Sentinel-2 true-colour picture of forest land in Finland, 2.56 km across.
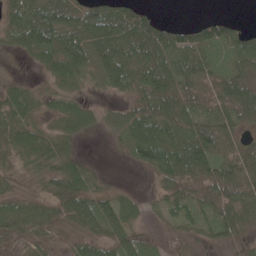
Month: May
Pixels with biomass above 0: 80%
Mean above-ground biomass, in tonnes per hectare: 47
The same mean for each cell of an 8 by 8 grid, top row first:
46 81 67 72 55 2 21 8
25 67 70 78 70 71 53 67
16 27 37 56 61 64 42 62
53 28 42 25 72 72 49 70
43 47 12 8 103 70 76 34
30 42 63 4 7 71 57 72
38 37 72 65 22 39 40 59
44 32 31 69 41 18 24 29
